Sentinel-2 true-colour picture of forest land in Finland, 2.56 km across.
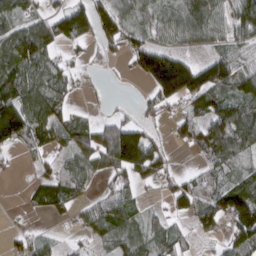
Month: March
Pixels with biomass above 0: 69%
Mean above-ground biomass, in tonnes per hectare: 71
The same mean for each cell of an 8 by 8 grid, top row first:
77 65 105 110 42 71 107 90
127 85 22 49 96 63 49 58
120 85 22 2 58 213 125 100
161 112 17 18 31 39 82 106
71 61 77 143 137 29 112 97
9 51 84 66 69 42 61 70
4 37 40 77 28 42 81 156
30 28 18 69 64 49 20 108
